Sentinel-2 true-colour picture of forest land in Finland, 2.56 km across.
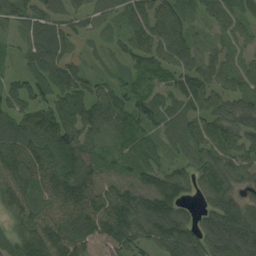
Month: August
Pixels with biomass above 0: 91%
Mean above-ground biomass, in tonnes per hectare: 73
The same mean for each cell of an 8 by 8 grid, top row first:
71 63 41 32 75 69 40 48
27 100 19 22 67 92 47 47
38 96 65 39 31 48 65 61
64 64 85 77 80 66 65 81
93 85 86 28 54 48 72 60
98 93 105 62 74 70 67 56
86 86 125 136 115 94 66 97
77 126 116 117 71 110 101 124
